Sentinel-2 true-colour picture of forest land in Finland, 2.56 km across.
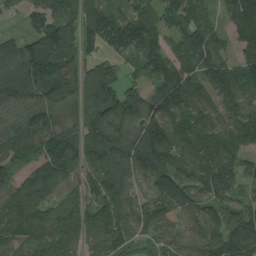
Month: August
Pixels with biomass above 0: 92%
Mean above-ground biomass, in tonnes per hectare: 118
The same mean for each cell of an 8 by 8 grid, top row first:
19 100 117 120 100 108 69 161
98 170 127 79 144 88 142 95
166 172 118 104 69 154 134 141
91 123 96 134 139 140 110 123
105 136 132 136 145 137 147 121
89 156 102 138 84 125 136 87
159 105 97 149 99 100 93 103
108 115 115 145 66 90 144 168
